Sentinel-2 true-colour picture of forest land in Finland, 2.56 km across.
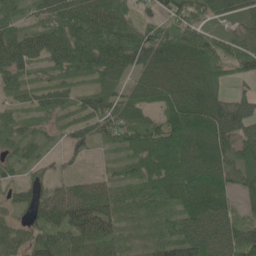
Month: May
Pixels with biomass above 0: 93%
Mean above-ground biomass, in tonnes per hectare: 81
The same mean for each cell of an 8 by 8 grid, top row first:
49 72 121 106 45 89 74 71
110 122 147 150 128 121 85 76
58 37 45 62 90 142 84 31
40 56 52 75 43 120 132 90
67 36 60 36 82 136 127 88
40 41 23 28 73 111 151 89
46 89 102 62 42 66 132 57
65 84 94 83 20 83 134 131
